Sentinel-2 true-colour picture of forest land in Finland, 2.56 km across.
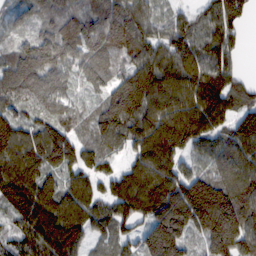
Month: February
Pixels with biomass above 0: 92%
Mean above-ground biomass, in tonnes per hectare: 116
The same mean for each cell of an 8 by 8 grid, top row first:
49 75 110 148 87 54 89 93
78 134 123 150 126 132 117 47
129 101 56 87 146 114 155 62
81 72 53 153 131 130 163 102
148 159 90 93 149 156 98 122
164 93 91 84 145 122 89 121
145 146 131 108 129 172 163 140
86 176 111 88 125 163 109 139
